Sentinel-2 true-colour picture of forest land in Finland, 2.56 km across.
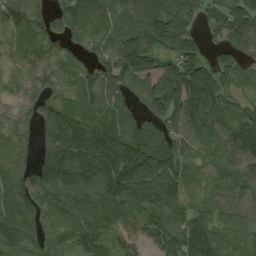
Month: August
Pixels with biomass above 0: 91%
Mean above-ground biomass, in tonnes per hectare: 127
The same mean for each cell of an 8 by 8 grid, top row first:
131 109 157 97 124 143 92 204
95 109 70 115 217 155 74 107
74 100 83 116 116 214 225 75
54 111 113 102 94 182 157 81
69 143 211 215 141 102 89 130
119 180 207 225 270 173 55 89
132 99 130 131 174 142 83 78
104 59 94 92 91 162 163 67
